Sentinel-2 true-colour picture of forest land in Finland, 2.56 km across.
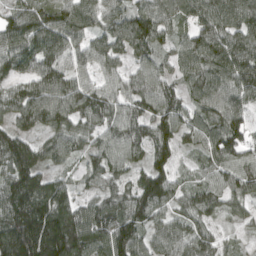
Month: April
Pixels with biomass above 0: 88%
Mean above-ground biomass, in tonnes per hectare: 105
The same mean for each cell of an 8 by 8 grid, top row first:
81 111 108 82 112 93 114 121
128 131 87 99 106 65 130 139
84 128 89 79 92 55 103 122
122 170 134 98 82 93 98 81
139 87 69 105 100 89 87 104
172 85 50 84 94 60 56 98
183 172 96 107 143 79 92 53
213 210 137 144 88 97 71 21
